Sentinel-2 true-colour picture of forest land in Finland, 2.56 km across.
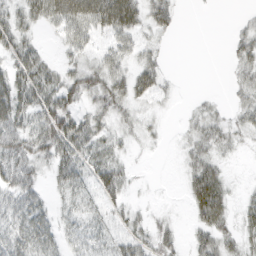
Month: March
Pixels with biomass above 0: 63%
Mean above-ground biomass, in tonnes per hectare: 26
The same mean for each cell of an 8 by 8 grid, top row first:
29 49 66 73 35 20 1 5
33 7 28 27 19 1 0 25
38 39 41 40 36 4 0 17
49 51 31 32 12 2 16 18
45 52 47 21 9 5 30 12
45 19 32 41 1 2 54 1
38 25 18 20 8 2 63 17
39 37 19 23 25 20 34 26
